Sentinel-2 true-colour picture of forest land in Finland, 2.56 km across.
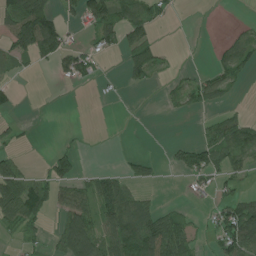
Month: July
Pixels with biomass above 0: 42%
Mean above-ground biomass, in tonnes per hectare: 40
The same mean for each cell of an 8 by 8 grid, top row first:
108 96 44 84 76 5 1 1
65 79 29 32 68 2 3 47
15 1 37 4 31 14 52 22
13 1 0 0 0 11 17 18
20 2 7 0 0 18 69 87
98 57 39 36 29 6 42 33
106 56 88 78 61 18 10 68
8 23 140 77 127 94 10 94
